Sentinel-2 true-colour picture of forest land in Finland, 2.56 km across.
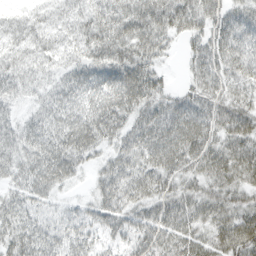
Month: March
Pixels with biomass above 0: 91%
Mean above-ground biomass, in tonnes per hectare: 52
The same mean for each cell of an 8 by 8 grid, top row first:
32 37 47 69 76 77 60 46
44 47 53 90 71 16 51 63
51 34 51 71 69 8 56 45
29 47 61 76 52 56 57 49
64 68 71 42 62 71 59 54
47 69 21 64 57 50 49 51
48 26 20 59 43 51 49 46
53 49 44 25 44 49 44 75
